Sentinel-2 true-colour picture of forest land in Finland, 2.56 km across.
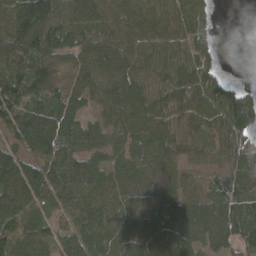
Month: April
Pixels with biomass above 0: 89%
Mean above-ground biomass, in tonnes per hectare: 84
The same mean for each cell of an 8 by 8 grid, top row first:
113 144 90 58 70 61 38 1
130 144 92 84 71 71 38 33
123 103 76 91 64 99 80 17
118 123 66 64 84 78 92 165
50 83 60 44 99 78 40 78
123 108 94 69 42 35 43 109
126 70 77 62 62 90 90 116
137 64 90 99 113 147 79 97
